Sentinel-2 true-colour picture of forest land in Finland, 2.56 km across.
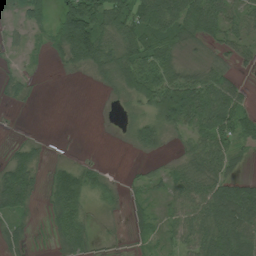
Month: July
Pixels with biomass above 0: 68%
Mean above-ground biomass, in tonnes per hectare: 48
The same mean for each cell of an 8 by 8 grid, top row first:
25 31 170 100 93 96 93 47
10 31 162 79 91 52 26 42
21 1 6 56 104 64 57 21
3 0 0 4 37 119 81 57
16 6 1 1 67 17 67 35
73 26 64 13 18 38 74 35
61 23 47 13 22 38 80 118
28 13 43 4 24 36 85 83
